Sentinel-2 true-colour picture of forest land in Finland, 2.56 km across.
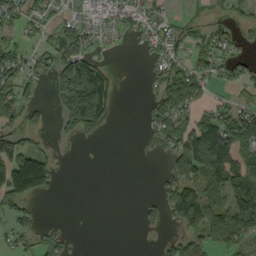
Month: September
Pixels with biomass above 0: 50%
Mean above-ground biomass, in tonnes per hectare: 48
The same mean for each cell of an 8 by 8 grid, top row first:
39 33 24 31 45 13 15 21
45 28 57 7 18 38 61 21
68 28 151 51 10 87 46 47
79 23 148 39 15 93 47 62
48 12 12 0 9 69 192 123
121 64 0 0 0 72 106 95
53 0 0 0 23 97 122 81
27 32 0 0 1 48 89 59
